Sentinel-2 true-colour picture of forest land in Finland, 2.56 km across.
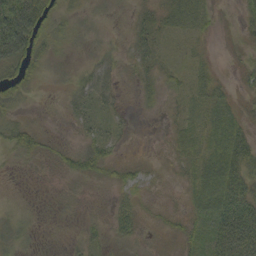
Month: September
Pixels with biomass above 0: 76%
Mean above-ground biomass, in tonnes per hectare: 20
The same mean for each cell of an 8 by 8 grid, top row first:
86 28 8 5 19 29 16 12
82 19 5 9 28 9 7 8
30 6 14 23 15 13 25 12
9 3 22 15 3 12 33 15
36 15 20 22 1 20 37 43
5 5 30 17 13 7 46 43
8 3 4 17 9 7 36 53
21 5 14 15 6 14 29 68
